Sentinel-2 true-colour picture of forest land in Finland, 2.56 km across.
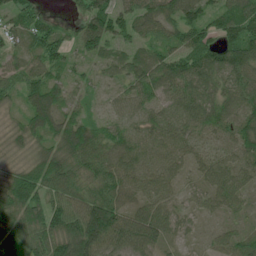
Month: June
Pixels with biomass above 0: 95%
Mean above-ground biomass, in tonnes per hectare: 70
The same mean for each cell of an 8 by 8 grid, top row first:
64 35 44 89 78 74 61 117
44 82 57 51 50 66 85 102
55 69 35 34 79 100 71 77
29 102 42 35 49 67 74 70
34 48 97 78 57 62 31 74
73 101 75 92 68 49 64 69
108 109 111 108 76 46 42 42
102 104 154 119 100 31 25 53
